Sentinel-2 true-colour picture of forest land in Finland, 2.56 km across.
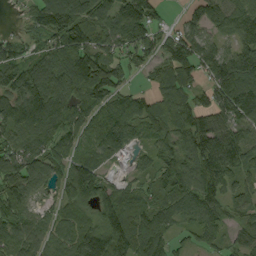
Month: September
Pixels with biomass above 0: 89%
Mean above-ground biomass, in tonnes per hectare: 94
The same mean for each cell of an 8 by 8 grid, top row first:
9 134 128 116 123 12 111 112
74 66 133 71 88 110 92 103
125 135 147 66 16 75 78 187
144 140 89 79 111 67 104 143
81 83 69 105 66 112 132 103
121 90 157 34 42 128 123 87
99 41 82 110 74 76 79 57
81 70 137 170 79 36 55 44
